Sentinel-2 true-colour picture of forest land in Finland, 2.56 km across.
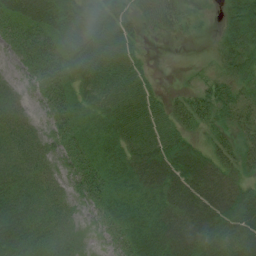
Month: July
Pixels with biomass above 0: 92%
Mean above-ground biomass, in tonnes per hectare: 44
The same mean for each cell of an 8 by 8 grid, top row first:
52 69 56 49 41 48 12 66
37 70 56 57 13 2 7 55
12 71 41 49 31 4 36 42
27 33 36 51 58 38 52 47
40 29 47 45 58 56 33 38
39 32 52 49 66 65 68 37
45 38 19 38 39 64 79 54
47 47 18 26 49 72 63 49
